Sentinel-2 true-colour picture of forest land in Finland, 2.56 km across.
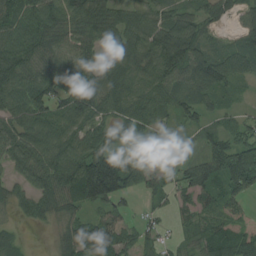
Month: August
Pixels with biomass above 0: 87%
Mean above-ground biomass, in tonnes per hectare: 73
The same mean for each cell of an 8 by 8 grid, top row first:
79 98 92 77 70 66 64 50
100 83 87 74 101 113 76 74
83 90 105 83 82 81 106 47
86 83 92 67 87 63 41 23
82 94 77 57 41 17 43 86
42 97 146 174 78 32 79 121
40 65 65 67 17 40 52 52
32 6 111 98 41 21 74 94
